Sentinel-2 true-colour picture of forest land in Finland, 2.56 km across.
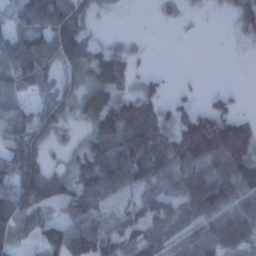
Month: January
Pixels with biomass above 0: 76%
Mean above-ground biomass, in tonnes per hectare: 70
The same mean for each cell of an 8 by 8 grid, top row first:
60 127 68 7 0 14 3 54
96 93 95 42 7 0 0 4
68 45 62 118 30 3 0 0
58 73 65 129 105 47 58 26
76 48 42 142 140 122 172 125
97 80 84 115 96 86 108 124
85 61 84 34 78 87 113 90
48 86 112 71 79 65 86 94
